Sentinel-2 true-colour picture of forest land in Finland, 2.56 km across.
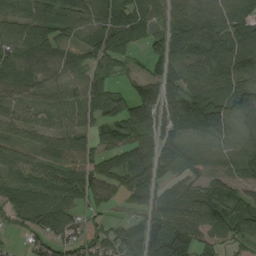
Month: August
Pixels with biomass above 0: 86%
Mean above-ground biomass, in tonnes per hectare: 76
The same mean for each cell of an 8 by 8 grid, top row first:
70 99 90 109 75 73 104 81
78 91 64 106 49 102 115 129
77 53 45 47 72 74 99 80
34 38 55 78 110 90 121 72
56 59 68 63 86 64 35 47
54 81 94 85 84 65 66 46
84 118 62 24 46 94 111 94
13 81 76 65 112 141 52 58
